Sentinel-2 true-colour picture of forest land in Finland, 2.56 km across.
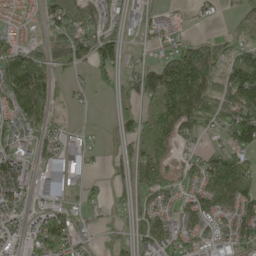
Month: May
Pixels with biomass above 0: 75%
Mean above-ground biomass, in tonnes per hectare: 74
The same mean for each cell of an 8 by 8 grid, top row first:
40 67 95 43 48 19 17 66
74 108 104 94 19 81 105 65
140 88 16 42 130 251 131 158
78 82 11 27 67 127 93 129
61 55 38 28 94 59 22 103
104 83 45 37 71 40 104 121
77 59 49 34 52 57 88 79
62 141 57 31 62 74 59 68
